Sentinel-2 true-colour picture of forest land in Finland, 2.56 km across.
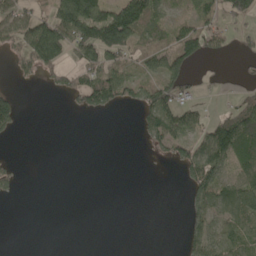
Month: May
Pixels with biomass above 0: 42%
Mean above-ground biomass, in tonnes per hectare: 52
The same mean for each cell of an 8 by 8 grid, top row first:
95 85 227 164 141 30 48 94
57 167 109 156 53 86 74 21
18 38 68 100 59 100 12 22
57 0 34 27 74 104 23 77
2 0 0 0 21 78 120 99
30 0 0 0 1 8 123 65
0 0 0 0 0 0 85 89
0 0 0 0 0 2 102 82
